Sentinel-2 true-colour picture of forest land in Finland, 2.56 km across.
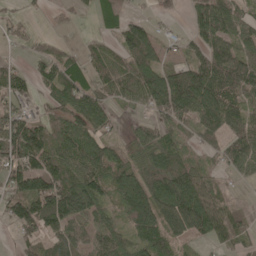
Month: May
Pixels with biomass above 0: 76%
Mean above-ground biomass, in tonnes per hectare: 76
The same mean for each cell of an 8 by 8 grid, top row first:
16 9 15 48 30 18 118 76
19 30 23 43 138 25 97 86
64 66 58 77 103 130 131 111
70 43 101 47 33 97 133 94
138 104 108 49 66 53 40 86
105 145 116 93 95 119 54 36
80 159 136 51 124 139 109 23
32 67 73 84 83 69 47 45
